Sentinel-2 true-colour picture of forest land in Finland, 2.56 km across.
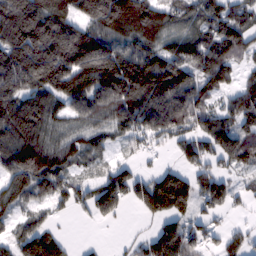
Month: February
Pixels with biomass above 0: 79%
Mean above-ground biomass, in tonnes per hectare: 123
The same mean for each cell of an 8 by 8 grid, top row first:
206 184 131 215 184 99 120 93
198 228 213 145 132 121 146 76
181 182 192 189 205 191 134 64
158 132 109 146 180 193 112 137
166 136 93 51 58 73 108 146
144 166 43 112 68 112 121 51
82 62 62 108 94 148 93 30
81 109 7 4 61 181 65 65
